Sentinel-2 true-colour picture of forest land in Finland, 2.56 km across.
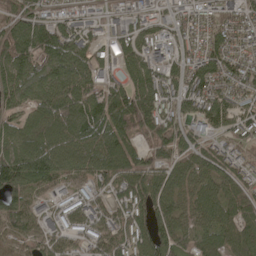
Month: May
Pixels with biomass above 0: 87%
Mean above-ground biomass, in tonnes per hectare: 103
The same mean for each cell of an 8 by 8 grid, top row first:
98 82 57 50 67 57 70 113
157 148 108 86 96 87 119 89
118 107 103 62 121 96 135 114
73 127 157 172 178 93 145 101
113 128 129 149 76 131 67 77
159 128 76 108 120 77 95 94
111 40 87 79 135 91 99 113
64 78 66 100 118 104 81 103
